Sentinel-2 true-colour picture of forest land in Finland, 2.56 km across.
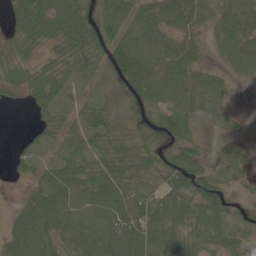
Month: June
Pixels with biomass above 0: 84%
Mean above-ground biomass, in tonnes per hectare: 57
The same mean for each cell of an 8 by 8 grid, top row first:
47 83 66 63 68 48 38 61
47 29 81 87 80 47 19 58
43 66 47 65 87 63 48 18
1 38 62 60 52 67 37 14
11 47 58 62 55 53 13 26
17 59 69 90 82 86 54 26
49 82 69 88 91 81 86 31
89 70 74 81 83 72 57 49
